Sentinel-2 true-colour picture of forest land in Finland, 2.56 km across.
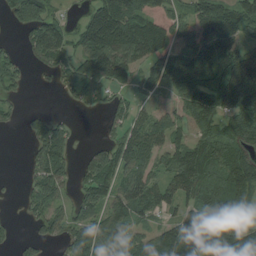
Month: August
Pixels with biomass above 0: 72%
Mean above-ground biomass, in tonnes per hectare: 74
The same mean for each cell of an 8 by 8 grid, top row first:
72 78 29 151 123 80 101 94
19 112 74 131 114 78 90 63
36 13 87 82 46 91 65 104
21 18 11 45 32 43 99 83
0 96 7 59 99 64 71 95
3 104 50 98 82 99 100 137
5 63 66 63 77 50 119 121
20 36 83 80 58 127 153 151
